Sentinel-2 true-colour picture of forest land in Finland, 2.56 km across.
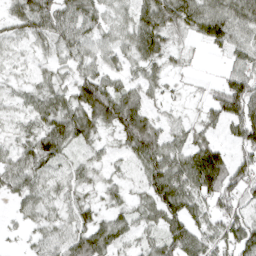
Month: April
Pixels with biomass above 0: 85%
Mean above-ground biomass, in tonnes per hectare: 56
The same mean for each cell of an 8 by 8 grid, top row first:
50 78 68 34 71 82 83 77
23 36 54 46 77 27 27 55
23 32 63 47 42 14 10 72
28 65 80 95 65 17 38 96
40 85 51 26 98 47 60 61
61 53 38 28 45 101 132 81
23 39 56 38 43 83 54 72
9 48 75 69 37 76 56 94
